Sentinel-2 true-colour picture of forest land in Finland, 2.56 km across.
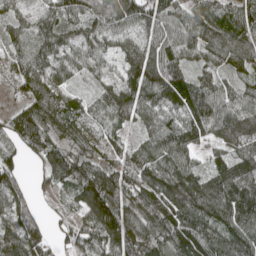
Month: May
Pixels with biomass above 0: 93%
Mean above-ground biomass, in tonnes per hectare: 96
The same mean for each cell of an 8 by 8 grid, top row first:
75 92 92 109 88 91 79 105
77 117 97 65 92 104 96 111
63 96 33 68 141 115 69 55
66 118 80 103 84 80 110 95
66 104 112 88 65 110 66 101
71 69 135 109 106 129 89 136
89 22 78 133 123 145 133 146
113 61 78 105 116 136 120 118
